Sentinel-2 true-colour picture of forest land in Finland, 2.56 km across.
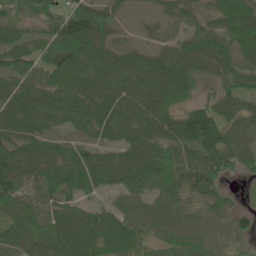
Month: June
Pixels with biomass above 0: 89%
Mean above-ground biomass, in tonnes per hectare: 74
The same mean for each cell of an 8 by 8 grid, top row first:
73 71 104 56 16 52 64 110
72 82 125 75 40 67 93 93
70 78 92 81 90 105 49 61
91 87 86 91 94 64 75 60
80 66 49 66 111 77 92 72
96 95 108 90 123 105 81 31
60 67 57 47 55 73 54 26
55 76 90 79 54 67 45 27
